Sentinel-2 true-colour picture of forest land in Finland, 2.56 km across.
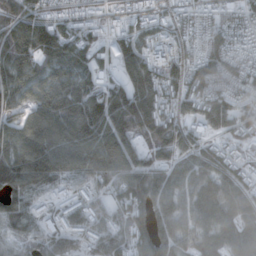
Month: October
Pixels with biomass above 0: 87%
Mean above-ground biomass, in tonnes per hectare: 103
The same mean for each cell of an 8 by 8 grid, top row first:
98 82 57 50 67 57 70 113
157 148 108 86 96 87 119 89
118 107 103 62 121 96 135 114
73 127 157 172 178 93 145 101
113 128 129 149 76 131 67 77
159 128 76 108 120 77 95 94
111 40 87 79 135 91 99 113
64 78 66 100 118 104 81 103
